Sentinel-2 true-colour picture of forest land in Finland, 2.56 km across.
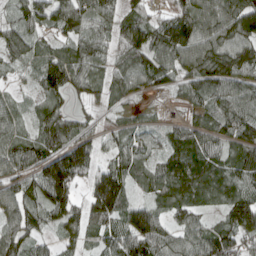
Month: April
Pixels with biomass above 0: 90%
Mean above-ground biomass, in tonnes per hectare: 84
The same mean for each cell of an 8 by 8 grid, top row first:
45 104 117 72 64 106 118 168
74 41 79 60 122 139 130 125
18 94 85 74 70 65 136 118
47 67 31 50 22 13 71 100
80 100 116 53 67 74 79 84
73 74 104 133 71 90 89 84
83 83 77 145 83 81 46 139
87 33 67 82 123 72 101 88
